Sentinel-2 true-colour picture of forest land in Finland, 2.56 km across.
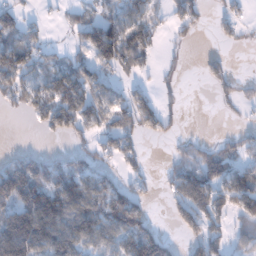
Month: January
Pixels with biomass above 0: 56%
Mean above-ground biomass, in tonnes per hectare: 69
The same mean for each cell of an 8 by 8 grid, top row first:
53 9 31 70 91 55 24 38
123 42 65 159 95 14 3 13
111 88 110 45 20 12 38 34
28 127 141 89 107 25 0 17
1 3 32 58 26 25 32 46
169 106 100 42 31 65 103 76
122 174 122 137 61 54 91 76
153 138 124 77 144 32 94 49
